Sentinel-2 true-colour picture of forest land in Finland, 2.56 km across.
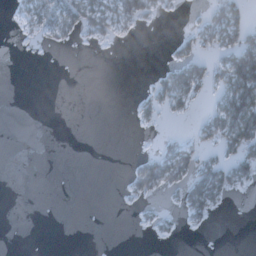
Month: January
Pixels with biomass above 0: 25%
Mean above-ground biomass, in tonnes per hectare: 18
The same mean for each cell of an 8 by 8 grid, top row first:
15 55 58 54 35 3 26 34
1 7 4 3 0 17 26 77
0 0 0 0 3 55 38 125
0 0 0 0 18 19 28 112
0 0 0 0 0 23 24 63
0 0 0 0 53 43 59 35
0 0 0 0 9 13 40 0
0 0 0 0 1 7 0 0
